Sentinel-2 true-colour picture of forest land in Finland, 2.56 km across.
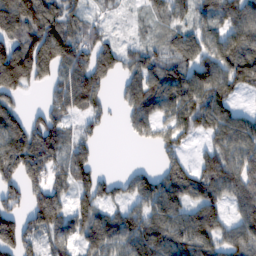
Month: February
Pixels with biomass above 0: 77%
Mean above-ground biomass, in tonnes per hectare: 87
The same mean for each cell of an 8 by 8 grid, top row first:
153 119 69 18 32 82 80 113
117 148 101 58 58 77 92 112
136 61 119 48 107 94 132 106
62 76 62 25 93 94 114 42
131 125 68 0 21 64 49 111
99 89 78 31 65 98 110 120
69 129 72 59 92 95 105 80
112 64 72 101 133 109 99 93
